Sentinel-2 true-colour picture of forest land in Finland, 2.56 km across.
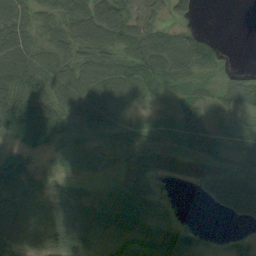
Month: August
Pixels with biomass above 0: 81%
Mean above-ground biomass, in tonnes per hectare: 53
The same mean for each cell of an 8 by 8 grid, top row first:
71 53 78 93 59 44 0 0
85 62 69 70 89 93 74 0
92 78 73 80 68 46 35 43
92 78 66 67 18 23 29 34
41 34 23 30 64 25 21 17
80 51 16 20 50 33 50 44
66 61 69 81 76 9 9 66
65 72 72 62 78 96 24 29
